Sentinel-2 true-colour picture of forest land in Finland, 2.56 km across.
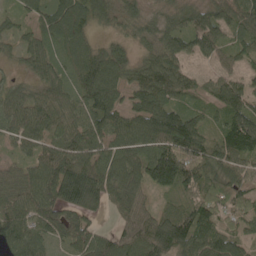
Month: May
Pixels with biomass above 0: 92%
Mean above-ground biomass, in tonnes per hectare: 96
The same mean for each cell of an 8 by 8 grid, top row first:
53 105 111 59 51 58 87 107
44 77 104 66 51 88 81 69
33 82 108 111 101 97 45 66
97 101 81 112 104 106 48 117
58 85 130 95 103 146 81 160
70 142 194 128 123 184 116 87
96 125 148 68 59 97 120 77
93 70 94 94 116 143 132 76
